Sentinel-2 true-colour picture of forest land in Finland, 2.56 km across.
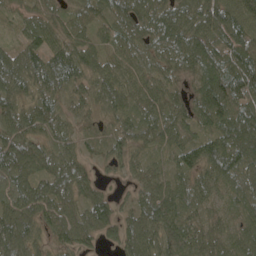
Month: May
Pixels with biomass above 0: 95%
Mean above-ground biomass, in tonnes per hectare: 76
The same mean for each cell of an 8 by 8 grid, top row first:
36 54 57 75 83 90 98 113
47 79 78 58 60 90 96 107
86 86 70 76 68 46 116 125
77 79 58 70 74 73 137 121
88 63 48 63 58 72 78 119
98 77 64 15 56 53 68 73
102 80 69 55 82 89 54 66
101 43 69 39 99 101 64 75
